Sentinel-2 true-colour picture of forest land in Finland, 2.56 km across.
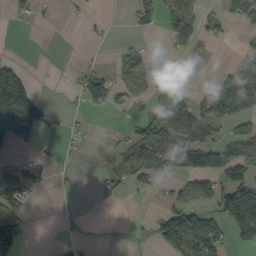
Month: September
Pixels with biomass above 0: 37%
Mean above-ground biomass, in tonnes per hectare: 49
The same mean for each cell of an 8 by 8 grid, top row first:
11 2 8 5 45 87 40 65
1 0 2 4 20 26 16 15
117 0 44 52 32 26 28 99
175 69 10 23 34 77 99 68
84 3 6 9 99 82 123 103
53 25 4 35 66 62 108 96
58 0 2 3 1 71 53 216
110 0 13 3 4 144 129 52
